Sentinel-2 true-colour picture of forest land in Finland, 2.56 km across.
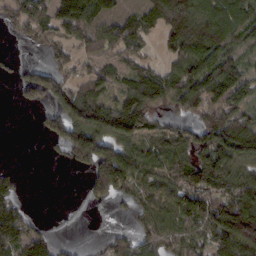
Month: February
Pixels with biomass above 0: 68%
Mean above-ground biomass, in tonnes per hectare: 82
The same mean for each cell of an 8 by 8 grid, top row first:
92 91 139 72 68 147 111 106
10 40 48 60 34 94 118 55
44 113 50 55 107 92 138 87
5 58 145 131 102 47 99 99
0 35 164 131 74 83 117 142
32 0 17 177 82 94 138 96
85 0 4 23 61 107 147 151
135 55 4 58 65 62 77 184
